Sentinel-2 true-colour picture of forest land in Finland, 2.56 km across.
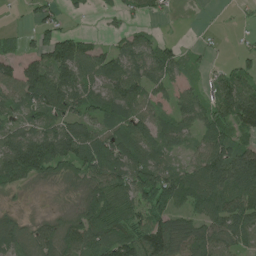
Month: July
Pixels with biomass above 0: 77%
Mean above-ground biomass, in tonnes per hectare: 73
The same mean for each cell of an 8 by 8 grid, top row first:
4 44 11 18 35 8 1 10
28 91 82 35 78 39 14 14
94 136 93 83 97 49 27 71
50 82 80 87 69 61 78 119
113 128 104 88 89 54 80 69
94 58 69 113 135 97 131 131
15 5 52 120 91 84 97 100
72 61 96 129 123 124 105 77
